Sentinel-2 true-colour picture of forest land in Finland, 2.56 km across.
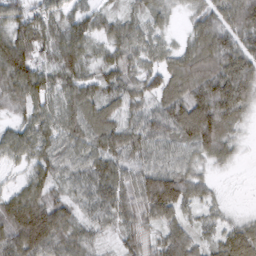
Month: March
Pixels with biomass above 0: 93%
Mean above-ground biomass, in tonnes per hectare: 70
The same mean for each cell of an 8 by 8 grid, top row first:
62 62 51 40 49 18 76 106
113 64 76 56 58 39 99 97
93 71 72 61 63 77 112 111
37 69 89 68 70 95 136 70
68 73 74 89 76 67 89 24
26 74 63 88 83 96 30 4
103 106 62 77 78 85 32 8
101 116 70 27 59 77 33 85
